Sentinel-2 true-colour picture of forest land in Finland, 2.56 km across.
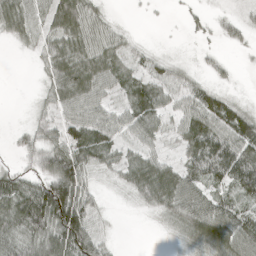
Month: April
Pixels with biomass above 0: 76%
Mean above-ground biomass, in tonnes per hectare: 54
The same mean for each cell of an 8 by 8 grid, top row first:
72 61 91 15 2 3 14 17
12 56 76 59 18 2 8 13
5 40 99 61 58 40 22 3
7 33 61 39 75 38 87 51
27 62 93 51 42 28 102 91
59 90 96 22 84 71 82 103
101 156 132 5 21 73 80 55
63 87 140 19 0 16 77 90
